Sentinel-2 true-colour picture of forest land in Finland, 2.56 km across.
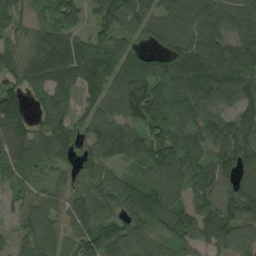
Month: August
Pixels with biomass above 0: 90%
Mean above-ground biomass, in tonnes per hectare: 87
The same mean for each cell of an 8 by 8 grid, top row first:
74 49 69 108 87 106 120 105
62 114 83 98 55 103 112 113
75 90 109 91 102 114 125 101
127 80 70 66 102 96 65 77
101 91 68 94 83 102 92 122
52 36 55 48 60 110 94 97
42 88 72 62 144 112 89 95
46 85 93 105 56 103 69 68
